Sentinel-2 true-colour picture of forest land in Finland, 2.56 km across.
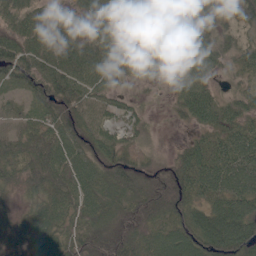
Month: June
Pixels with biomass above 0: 94%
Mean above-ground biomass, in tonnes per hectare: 67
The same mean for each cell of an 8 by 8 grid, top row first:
67 46 41 78 82 101 45 52
75 58 73 88 80 104 72 41
73 87 82 45 31 52 48 31
50 82 84 38 20 28 78 62
74 85 81 65 21 15 64 85
56 91 85 74 50 68 90 95
34 80 70 63 67 72 72 90
62 79 59 61 71 95 109 133
